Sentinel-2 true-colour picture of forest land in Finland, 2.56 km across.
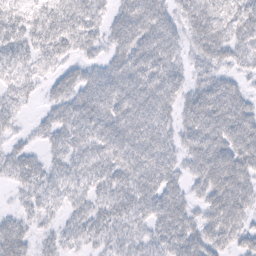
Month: February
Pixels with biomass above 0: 87%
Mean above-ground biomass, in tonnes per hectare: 46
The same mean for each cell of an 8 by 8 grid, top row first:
39 47 53 32 71 37 51 51
43 43 34 35 61 39 49 40
39 25 43 57 64 43 39 22
24 24 55 59 59 39 72 54
21 29 46 62 61 36 72 76
38 38 42 48 59 33 75 72
18 30 29 48 51 58 49 62
58 21 32 35 37 64 55 37
